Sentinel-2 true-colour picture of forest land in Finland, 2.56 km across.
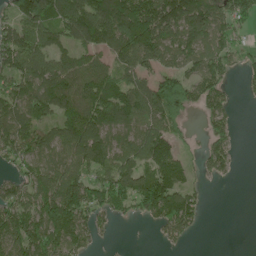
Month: June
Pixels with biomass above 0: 73%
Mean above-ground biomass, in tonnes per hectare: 95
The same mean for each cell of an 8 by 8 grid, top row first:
80 113 131 142 156 170 147 97
124 103 77 98 176 123 121 55
101 119 108 84 84 109 101 27
107 91 109 116 126 119 66 9
108 86 143 93 140 70 55 13
66 115 105 132 168 122 42 5
150 147 141 84 87 163 15 0
138 144 109 10 0 51 0 0
